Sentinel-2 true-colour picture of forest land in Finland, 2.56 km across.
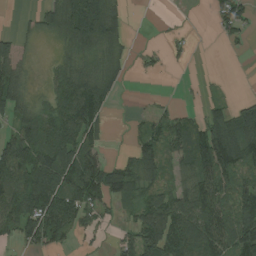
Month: August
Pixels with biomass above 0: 64%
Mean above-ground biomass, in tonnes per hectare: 72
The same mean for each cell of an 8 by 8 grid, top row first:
6 51 169 87 0 1 13 75
46 5 66 64 10 13 0 10
67 31 107 66 4 1 5 0
69 75 168 30 13 38 52 74
111 118 113 10 77 86 155 113
124 162 147 114 94 50 124 93
122 157 117 37 78 103 125 120
42 92 21 14 113 112 113 130
